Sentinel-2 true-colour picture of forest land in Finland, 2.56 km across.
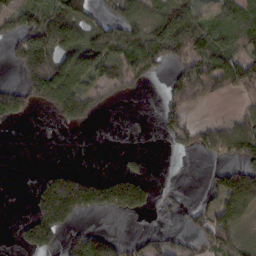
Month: February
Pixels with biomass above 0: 50%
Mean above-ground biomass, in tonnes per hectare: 67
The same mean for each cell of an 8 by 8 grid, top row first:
80 98 102 65 80 133 41 74
64 125 129 115 85 115 104 73
28 168 117 65 28 66 103 112
86 39 105 9 2 59 4 34
0 0 0 0 1 33 67 120
0 58 77 57 54 0 27 129
0 180 142 102 76 24 65 120
19 108 90 57 36 32 68 57
